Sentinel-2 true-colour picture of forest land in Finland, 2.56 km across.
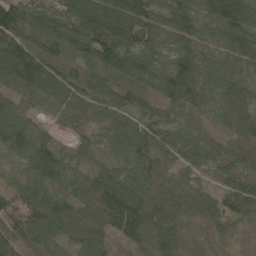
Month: April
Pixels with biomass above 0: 96%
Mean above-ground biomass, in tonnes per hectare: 69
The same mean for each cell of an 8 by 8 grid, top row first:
107 56 100 103 86 82 71 98
105 49 64 99 79 57 39 77
82 91 56 60 62 91 65 60
76 45 57 60 59 38 52 68
100 81 46 46 64 61 53 55
39 102 68 90 87 32 23 51
69 88 66 145 117 66 56 80
66 73 65 44 90 71 28 16
